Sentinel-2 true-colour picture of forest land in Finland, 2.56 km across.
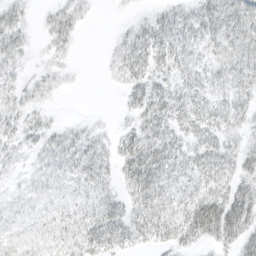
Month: March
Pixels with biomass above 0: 78%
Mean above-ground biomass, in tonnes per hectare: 24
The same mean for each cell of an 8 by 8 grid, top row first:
20 12 14 1 7 21 33 39
21 10 3 10 35 34 25 35
14 12 1 8 32 26 26 28
20 8 1 2 34 40 33 25
18 19 25 17 45 35 31 18
8 17 29 19 52 34 35 29
12 16 23 29 37 35 49 46
26 30 39 43 26 30 25 33
